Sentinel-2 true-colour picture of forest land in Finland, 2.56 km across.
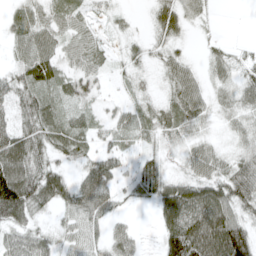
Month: April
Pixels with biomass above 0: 81%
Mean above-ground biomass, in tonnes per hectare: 37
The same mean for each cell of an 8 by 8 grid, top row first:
24 33 18 13 5 42 10 0
27 43 36 10 16 18 10 5
43 48 38 9 12 41 21 25
48 49 22 18 21 38 24 27
77 45 35 19 15 19 24 21
95 63 34 46 43 24 45 67
90 28 56 36 6 86 85 50
43 29 34 38 8 107 108 107
